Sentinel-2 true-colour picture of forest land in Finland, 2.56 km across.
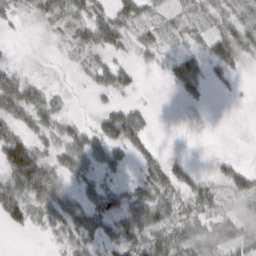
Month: March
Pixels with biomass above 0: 72%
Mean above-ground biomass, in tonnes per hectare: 36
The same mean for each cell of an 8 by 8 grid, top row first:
21 27 31 50 34 16 29 41
1 1 27 44 33 15 36 70
46 9 3 43 4 43 39 10
59 42 3 41 27 1 3 0
102 25 51 66 35 1 1 0
106 91 42 24 27 43 18 47
76 55 64 73 101 40 35 26
0 8 48 52 48 51 49 54
